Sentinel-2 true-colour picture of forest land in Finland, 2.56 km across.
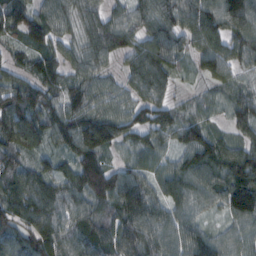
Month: February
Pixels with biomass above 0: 94%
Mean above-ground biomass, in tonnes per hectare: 87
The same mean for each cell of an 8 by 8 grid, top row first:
101 86 83 76 84 100 117 114
52 69 73 101 102 92 93 90
60 87 77 44 119 52 41 53
132 95 96 80 75 48 41 72
105 65 133 83 67 60 99 73
91 80 117 73 71 99 107 132
113 106 85 79 102 78 57 119
116 125 94 92 105 82 84 80
